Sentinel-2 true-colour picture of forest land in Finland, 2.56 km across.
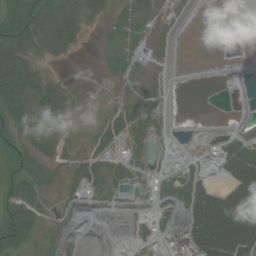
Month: August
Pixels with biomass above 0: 43%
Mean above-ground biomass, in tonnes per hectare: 23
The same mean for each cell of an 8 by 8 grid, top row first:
56 43 32 16 16 0 0 0
44 26 10 6 14 0 0 0
57 18 2 2 2 0 0 0
43 45 10 16 2 0 0 0
32 40 6 26 4 1 3 36
33 12 22 20 8 11 14 64
43 10 5 1 11 27 107 116
45 3 0 7 11 98 100 97
